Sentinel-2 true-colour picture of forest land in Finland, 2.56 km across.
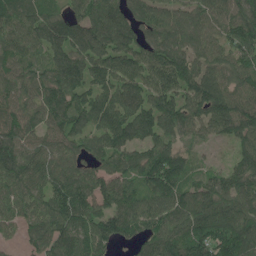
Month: June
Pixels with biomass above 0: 93%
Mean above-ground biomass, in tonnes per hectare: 108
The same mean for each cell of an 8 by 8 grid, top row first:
114 104 98 118 87 75 99 120
96 108 125 124 102 114 97 122
88 105 124 104 104 139 119 92
91 110 116 123 118 136 137 144
124 90 78 112 96 88 42 102
126 100 94 113 123 153 62 119
96 105 135 113 101 120 116 110
34 106 116 100 84 111 149 133
